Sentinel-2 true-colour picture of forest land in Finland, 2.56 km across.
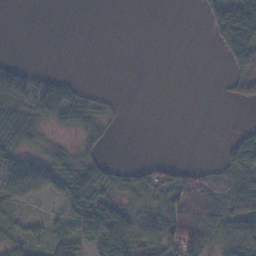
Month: November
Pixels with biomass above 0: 46%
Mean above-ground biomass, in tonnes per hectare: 30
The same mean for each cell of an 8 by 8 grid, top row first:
0 0 0 0 0 0 41 125
0 0 0 0 0 0 3 94
47 34 8 0 0 0 0 39
51 43 46 12 0 0 0 0
44 15 20 7 0 0 0 43
60 49 64 41 46 56 24 69
19 4 50 54 29 77 78 68
28 27 48 89 53 84 72 87
